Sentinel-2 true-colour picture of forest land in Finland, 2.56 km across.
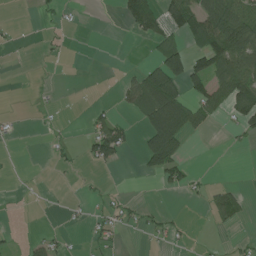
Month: July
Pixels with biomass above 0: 28%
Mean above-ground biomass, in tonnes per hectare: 29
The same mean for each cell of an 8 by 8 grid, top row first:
0 11 3 1 88 74 98 97
2 8 0 0 4 62 83 129
0 1 0 1 68 99 81 98
2 3 1 19 56 97 53 78
1 8 13 94 38 78 1 6
1 0 6 2 13 43 6 0
3 2 5 21 13 2 30 42
6 26 3 19 6 14 2 8
